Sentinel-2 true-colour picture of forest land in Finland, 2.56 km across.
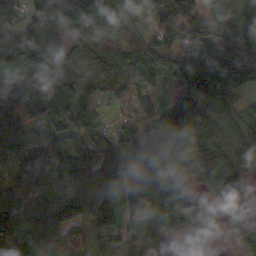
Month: October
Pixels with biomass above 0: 89%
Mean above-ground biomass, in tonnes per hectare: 93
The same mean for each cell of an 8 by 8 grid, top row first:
51 94 111 132 90 115 97 104
91 92 52 115 103 114 99 134
82 152 98 92 68 88 134 89
108 161 109 37 81 114 111 65
105 118 95 104 96 86 134 80
87 97 98 81 74 49 102 67
78 80 120 101 126 165 20 35
78 95 78 110 123 32 3 52
